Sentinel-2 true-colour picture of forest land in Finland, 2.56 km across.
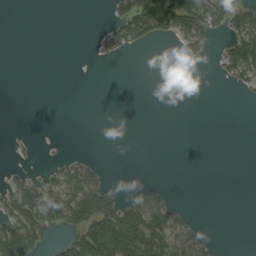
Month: September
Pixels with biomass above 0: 26%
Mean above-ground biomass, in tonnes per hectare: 23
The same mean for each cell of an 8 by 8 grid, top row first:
0 0 0 20 82 74 63 48
0 0 0 26 18 10 27 88
0 0 0 0 0 0 1 32
0 0 0 0 0 0 0 0
4 1 0 0 0 0 0 0
14 16 46 3 0 0 0 0
55 83 101 70 62 18 0 0
121 25 72 148 89 54 12 0
